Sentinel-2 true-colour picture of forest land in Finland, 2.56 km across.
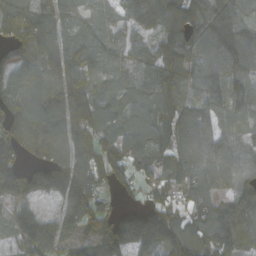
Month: October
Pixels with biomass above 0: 89%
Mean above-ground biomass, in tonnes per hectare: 95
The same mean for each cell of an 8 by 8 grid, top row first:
104 107 55 38 108 144 134 97
78 97 106 51 52 119 111 166
99 73 107 50 79 81 103 90
138 160 119 64 87 76 56 52
124 123 99 99 108 69 75 47
140 139 135 79 56 62 66 72
81 34 109 48 91 56 76 151
68 149 66 133 198 116 105 116
